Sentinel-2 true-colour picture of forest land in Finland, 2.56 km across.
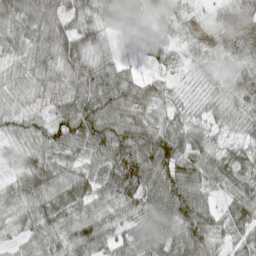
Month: March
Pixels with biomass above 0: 94%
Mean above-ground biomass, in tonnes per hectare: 55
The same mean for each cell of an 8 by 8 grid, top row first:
73 77 49 50 42 40 17 52
42 62 68 23 25 29 36 49
41 62 86 66 27 18 24 45
53 45 82 59 42 32 29 39
31 64 72 111 83 85 47 34
32 66 60 83 97 92 61 55
47 67 57 58 70 107 62 65
27 48 73 48 69 63 64 34
